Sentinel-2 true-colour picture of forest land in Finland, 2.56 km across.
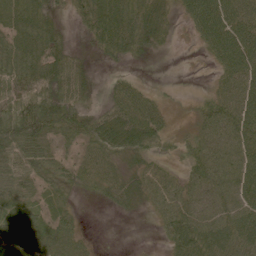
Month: June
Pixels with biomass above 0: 80%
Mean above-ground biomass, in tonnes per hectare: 50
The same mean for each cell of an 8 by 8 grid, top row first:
57 38 35 88 60 24 88 77
61 54 8 53 36 5 40 81
66 77 47 17 13 3 10 71
69 82 50 49 67 15 45 74
81 44 38 76 66 28 63 69
67 42 41 51 49 32 70 72
53 41 13 19 22 63 64 65
102 69 35 0 1 61 70 67
